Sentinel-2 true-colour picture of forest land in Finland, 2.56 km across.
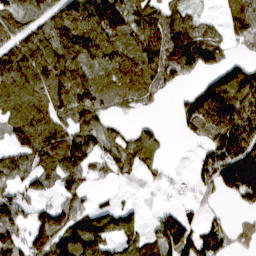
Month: March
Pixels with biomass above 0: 74%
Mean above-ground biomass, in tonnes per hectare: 75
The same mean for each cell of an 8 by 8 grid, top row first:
90 90 121 138 99 80 22 85
90 110 120 100 117 133 106 34
110 119 97 86 93 51 41 97
100 101 100 43 16 27 110 104
73 96 72 57 65 2 50 107
80 72 76 33 25 7 67 140
79 60 57 33 13 29 23 23
74 121 109 60 52 109 78 39
